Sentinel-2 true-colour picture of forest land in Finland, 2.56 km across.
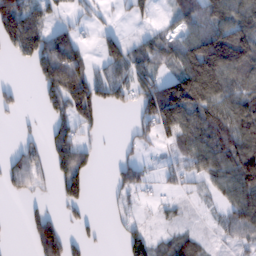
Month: February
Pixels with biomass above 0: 58%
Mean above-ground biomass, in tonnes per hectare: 68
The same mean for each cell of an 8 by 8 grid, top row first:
145 57 25 14 37 51 99 106
79 124 72 66 56 75 176 169
5 95 116 75 65 113 191 96
28 45 93 19 73 180 133 118
24 57 76 1 33 61 117 119
72 43 98 29 48 38 77 136
0 23 36 11 8 23 19 92
1 135 32 4 69 42 18 38
